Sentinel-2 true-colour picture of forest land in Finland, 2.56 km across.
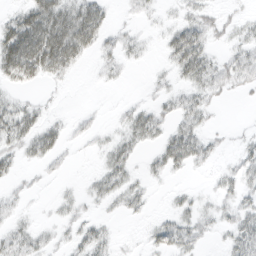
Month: March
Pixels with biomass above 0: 54%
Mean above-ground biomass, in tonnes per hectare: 19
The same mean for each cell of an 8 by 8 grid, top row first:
26 61 51 9 8 8 14 7
85 85 47 14 9 43 25 18
38 19 2 8 2 15 32 21
31 9 3 2 19 20 15 0
23 30 4 16 19 43 17 7
11 5 2 29 11 8 5 21
9 3 11 9 11 14 10 23
23 11 22 14 8 35 8 34
